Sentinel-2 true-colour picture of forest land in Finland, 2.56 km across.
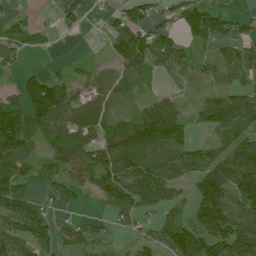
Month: July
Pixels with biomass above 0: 73%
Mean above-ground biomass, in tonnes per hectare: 65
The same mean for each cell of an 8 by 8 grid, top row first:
39 6 21 34 41 49 63 29
63 20 2 36 100 65 38 61
25 64 28 71 23 18 35 57
96 153 86 40 53 59 66 87
120 58 103 93 85 58 54 69
111 57 66 93 97 47 90 87
113 42 29 68 61 43 133 111
92 75 55 22 43 116 107 112
